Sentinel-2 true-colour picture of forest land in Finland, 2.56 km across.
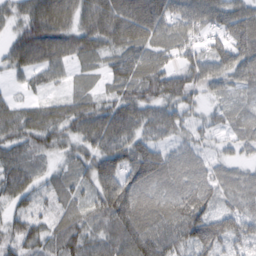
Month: February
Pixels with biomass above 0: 90%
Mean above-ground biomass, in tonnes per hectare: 64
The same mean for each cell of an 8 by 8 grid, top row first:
46 113 71 98 105 77 70 75
66 107 68 51 60 44 38 73
17 39 17 43 80 65 60 47
49 52 68 81 72 50 21 28
53 46 49 78 64 35 25 32
74 26 37 99 108 64 55 42
41 34 48 113 104 101 74 57
58 58 75 78 131 81 118 64
